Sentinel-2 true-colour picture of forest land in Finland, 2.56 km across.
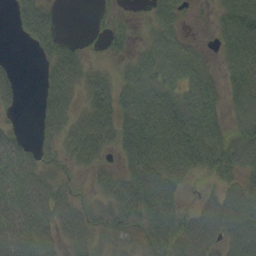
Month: September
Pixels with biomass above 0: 78%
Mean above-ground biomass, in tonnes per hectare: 56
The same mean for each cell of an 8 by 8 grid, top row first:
33 43 0 18 15 56 12 88
1 39 19 21 31 64 14 98
29 35 54 36 67 67 53 76
15 55 43 64 107 94 70 74
50 39 73 39 92 114 82 74
87 42 18 43 83 82 36 58
76 71 44 58 71 53 49 107
75 47 62 39 39 78 77 109
